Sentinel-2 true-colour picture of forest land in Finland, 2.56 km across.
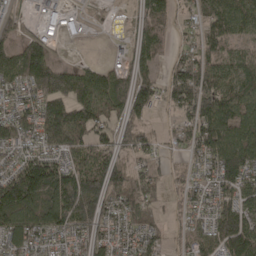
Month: April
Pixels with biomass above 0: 81%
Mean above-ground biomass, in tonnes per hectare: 98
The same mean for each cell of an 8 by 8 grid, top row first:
27 32 21 8 66 47 90 88
98 83 3 15 87 46 82 42
104 226 151 119 99 124 122 95
87 164 148 102 89 76 160 121
97 104 116 79 78 52 124 139
140 182 144 116 95 36 57 133
208 172 204 89 112 31 74 116
110 61 75 83 84 33 108 196
